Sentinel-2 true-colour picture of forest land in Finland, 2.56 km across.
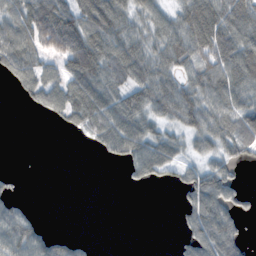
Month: November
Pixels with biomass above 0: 63%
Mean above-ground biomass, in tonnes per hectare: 57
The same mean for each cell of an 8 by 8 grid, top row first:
79 128 96 100 51 62 120 101
98 83 132 92 67 94 126 109
49 65 97 79 78 55 86 89
0 41 86 86 66 75 76 81
0 0 5 69 74 42 46 66
11 0 0 0 46 35 85 16
44 0 0 0 0 17 103 38
83 51 16 0 0 11 88 43
